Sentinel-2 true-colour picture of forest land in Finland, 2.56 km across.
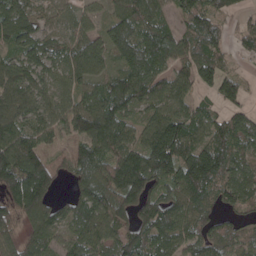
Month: April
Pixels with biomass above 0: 86%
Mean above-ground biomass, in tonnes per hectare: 98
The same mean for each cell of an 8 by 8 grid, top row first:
122 53 61 76 122 68 91 32
84 88 112 118 173 116 104 32
110 72 103 93 136 75 72 55
93 76 116 149 67 89 58 57
135 54 73 124 106 164 109 105
167 122 102 137 180 121 169 102
107 101 94 138 122 89 84 64
55 77 89 95 103 96 75 72
